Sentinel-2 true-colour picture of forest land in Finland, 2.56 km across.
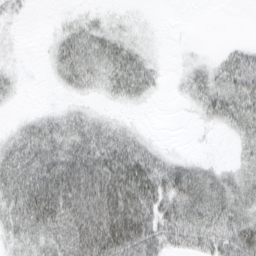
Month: March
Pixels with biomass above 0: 68%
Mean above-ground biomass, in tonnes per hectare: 28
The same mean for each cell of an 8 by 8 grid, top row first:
10 1 9 6 2 0 0 0
4 7 37 32 9 1 1 11
7 3 26 35 29 5 23 37
3 10 16 6 2 1 22 33
29 41 40 44 20 1 1 14
41 54 65 63 57 51 32 25
39 60 64 69 54 49 57 43
27 37 57 76 52 40 46 61
